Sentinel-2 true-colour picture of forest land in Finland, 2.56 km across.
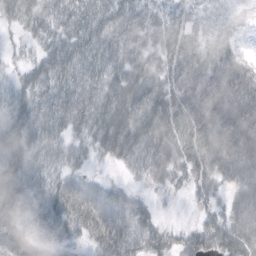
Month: October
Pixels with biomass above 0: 86%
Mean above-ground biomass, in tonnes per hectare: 49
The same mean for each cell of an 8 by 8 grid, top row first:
45 41 46 50 39 22 17 13
9 39 61 54 44 59 47 18
22 56 57 49 66 56 69 63
47 56 58 71 71 69 71 76
66 44 30 65 63 64 77 87
63 39 29 6 29 31 50 70
56 51 65 61 26 1 21 59
64 34 21 73 51 32 57 69
